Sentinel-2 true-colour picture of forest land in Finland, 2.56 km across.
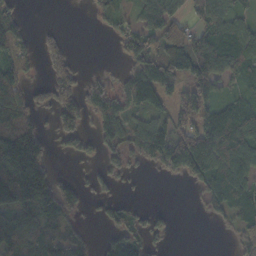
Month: October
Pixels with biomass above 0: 61%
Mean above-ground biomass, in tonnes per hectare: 79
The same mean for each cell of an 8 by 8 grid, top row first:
58 0 0 45 76 74 109 54
93 77 1 11 101 151 114 108
74 95 65 25 69 75 118 60
151 45 124 39 34 63 95 100
312 64 62 63 70 126 163 115
277 119 15 57 8 44 103 88
153 136 63 60 25 6 34 88
109 95 55 71 67 3 0 77
